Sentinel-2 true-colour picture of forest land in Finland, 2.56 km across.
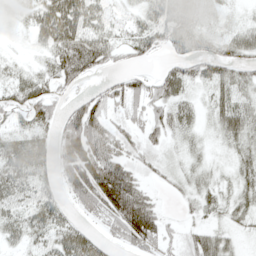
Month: May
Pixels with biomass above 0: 81%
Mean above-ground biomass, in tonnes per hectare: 46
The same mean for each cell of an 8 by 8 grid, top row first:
13 64 68 28 32 66 28 12
5 48 84 45 37 42 29 45
38 50 37 23 34 55 52 39
47 43 84 44 43 45 27 58
59 51 135 84 36 12 12 31
53 30 103 124 29 16 19 27
39 52 36 100 100 7 28 27
28 44 57 28 86 25 57 19
